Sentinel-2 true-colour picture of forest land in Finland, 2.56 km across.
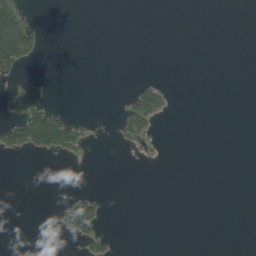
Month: August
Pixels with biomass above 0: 10%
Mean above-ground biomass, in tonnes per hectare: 11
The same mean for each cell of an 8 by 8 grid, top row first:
61 0 0 0 0 0 0 0
99 4 0 0 0 0 0 0
31 11 0 0 11 0 0 0
63 73 0 2 83 3 0 0
56 88 41 4 18 0 0 0
0 0 0 0 0 0 0 0
0 0 50 0 0 0 0 0
0 0 19 12 0 0 0 0
